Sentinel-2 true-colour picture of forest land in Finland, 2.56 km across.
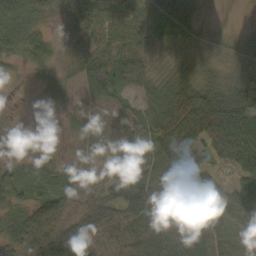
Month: October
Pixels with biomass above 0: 91%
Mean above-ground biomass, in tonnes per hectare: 53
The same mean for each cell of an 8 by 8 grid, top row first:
71 24 55 56 48 92 7 0
58 35 34 56 39 31 19 28
14 44 52 92 46 55 35 48
10 18 27 43 54 93 91 81
24 31 29 35 54 94 67 88
38 36 54 44 76 81 52 46
42 85 50 76 97 86 68 56
56 86 82 44 87 81 76 27
